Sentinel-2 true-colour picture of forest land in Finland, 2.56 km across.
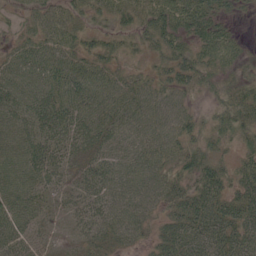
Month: June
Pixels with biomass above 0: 90%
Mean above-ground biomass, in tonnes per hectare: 40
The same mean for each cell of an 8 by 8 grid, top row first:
17 49 33 36 37 52 49 14
33 50 40 30 28 42 40 20
49 51 52 42 32 46 24 23
52 48 46 46 51 45 19 55
57 49 39 41 43 46 33 32
51 43 27 40 46 40 55 38
54 21 28 40 44 45 58 53
48 10 16 32 25 65 62 57
